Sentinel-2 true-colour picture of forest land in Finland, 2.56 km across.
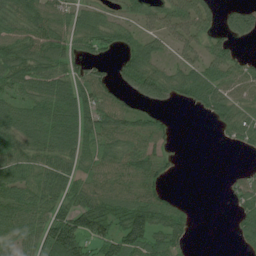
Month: July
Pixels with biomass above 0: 72%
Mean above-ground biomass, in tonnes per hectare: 63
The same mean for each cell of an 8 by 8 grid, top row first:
69 68 58 30 48 85 64 91
81 81 53 43 66 44 67 22
89 91 72 41 86 61 92 75
78 96 107 91 51 6 49 54
70 83 82 70 70 14 0 32
67 71 60 73 88 12 0 22
89 83 110 74 96 48 0 37
65 101 126 100 107 60 0 22
